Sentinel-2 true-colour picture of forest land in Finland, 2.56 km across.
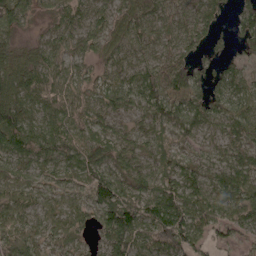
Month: April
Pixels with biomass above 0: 91%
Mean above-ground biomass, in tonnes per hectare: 63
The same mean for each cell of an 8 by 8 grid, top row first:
65 33 61 74 87 56 60 43
39 58 57 68 53 59 33 32
81 56 47 54 79 90 51 61
84 49 54 68 65 90 84 80
75 60 61 68 50 35 37 60
55 46 61 89 75 56 56 79
71 44 45 117 89 100 78 65
87 40 33 90 69 101 49 32
